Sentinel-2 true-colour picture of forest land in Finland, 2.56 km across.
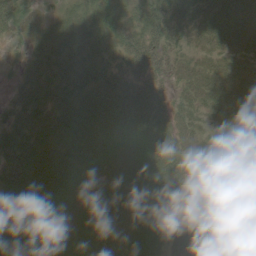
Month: June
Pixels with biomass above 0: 94%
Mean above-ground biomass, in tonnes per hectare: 42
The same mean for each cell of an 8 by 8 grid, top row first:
44 26 45 50 51 50 47 52
5 48 50 42 63 32 35 34
18 65 59 52 48 23 35 30
44 74 66 53 46 28 25 26
61 63 58 36 29 31 20 20
70 78 41 18 42 33 37 23
73 62 20 23 39 26 49 48
76 31 27 27 46 26 46 54
